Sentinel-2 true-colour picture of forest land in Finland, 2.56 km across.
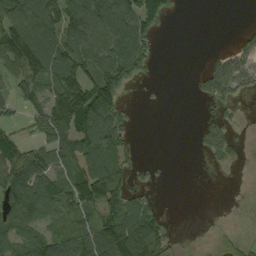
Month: September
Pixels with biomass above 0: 60%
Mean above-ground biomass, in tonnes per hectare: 62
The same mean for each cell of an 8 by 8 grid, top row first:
114 128 120 135 86 7 0 0
130 136 89 121 77 0 2 40
57 91 119 105 17 0 60 70
23 106 171 80 0 0 10 15
83 86 110 97 0 0 62 22
106 81 95 113 8 0 0 4
105 93 76 97 66 0 0 1
83 93 71 135 147 11 6 19
